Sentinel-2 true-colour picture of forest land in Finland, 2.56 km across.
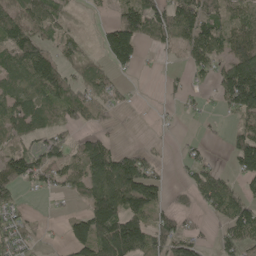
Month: May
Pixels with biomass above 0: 61%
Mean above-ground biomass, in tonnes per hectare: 65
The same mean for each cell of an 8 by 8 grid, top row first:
101 86 6 28 123 109 85 56
112 53 31 130 43 46 114 105
85 113 52 34 2 17 30 188
101 69 56 23 2 8 12 95
42 56 43 39 10 6 15 77
99 59 73 162 122 7 65 69
34 4 27 153 104 30 47 91
48 7 100 173 107 86 22 74
